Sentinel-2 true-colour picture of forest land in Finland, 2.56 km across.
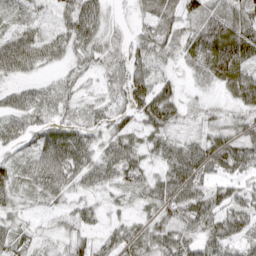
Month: April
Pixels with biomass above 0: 87%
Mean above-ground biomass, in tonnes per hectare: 53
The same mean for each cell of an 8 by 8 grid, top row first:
27 28 89 22 35 58 74 62
94 74 54 47 57 41 82 95
32 20 30 44 64 24 37 85
53 52 42 41 69 48 29 42
44 77 77 45 37 56 67 64
46 85 60 44 47 86 58 47
33 25 39 16 23 71 70 73
60 23 45 43 56 76 70 66
